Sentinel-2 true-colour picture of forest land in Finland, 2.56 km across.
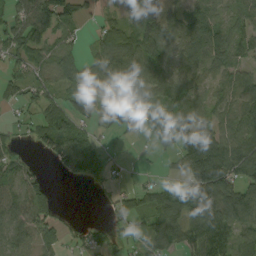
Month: September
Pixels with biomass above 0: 74%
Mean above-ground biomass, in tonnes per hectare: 62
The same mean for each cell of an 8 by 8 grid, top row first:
60 116 43 24 29 42 61 46
72 65 33 97 83 60 101 54
27 46 62 112 74 53 37 57
13 46 51 72 66 89 52 76
16 62 83 14 10 109 139 97
53 17 43 17 12 27 169 82
73 69 0 29 51 101 127 135
67 57 26 36 55 98 133 63
